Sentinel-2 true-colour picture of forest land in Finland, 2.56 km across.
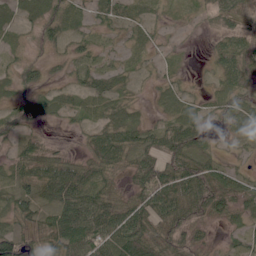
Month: June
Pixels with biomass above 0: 84%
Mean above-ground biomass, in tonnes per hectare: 39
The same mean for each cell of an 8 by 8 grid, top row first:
24 43 26 29 24 12 21 40
14 18 26 16 25 8 13 53
28 18 20 25 12 20 18 55
34 25 25 32 10 39 21 44
29 23 11 60 43 61 26 22
44 71 60 32 51 76 77 38
52 53 82 74 64 81 75 38
70 45 69 75 78 56 18 26
